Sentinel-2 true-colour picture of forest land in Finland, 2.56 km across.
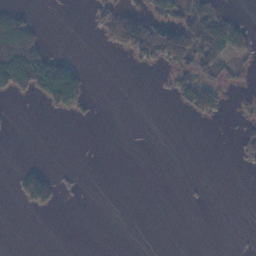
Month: November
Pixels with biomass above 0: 23%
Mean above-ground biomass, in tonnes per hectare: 21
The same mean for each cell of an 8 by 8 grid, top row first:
49 0 0 50 62 61 64 10
130 24 0 19 79 83 86 47
111 117 53 0 0 27 39 17
3 13 18 0 0 3 45 8
0 0 0 0 0 0 0 26
25 50 3 0 0 0 0 1
4 32 1 0 0 0 1 0
0 0 0 0 0 0 0 1
